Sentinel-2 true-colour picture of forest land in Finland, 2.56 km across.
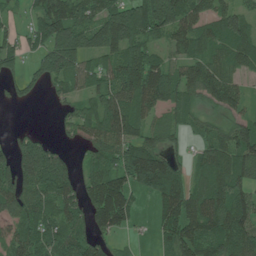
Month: June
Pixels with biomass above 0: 82%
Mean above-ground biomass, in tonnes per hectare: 93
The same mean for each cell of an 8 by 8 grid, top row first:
25 132 107 152 146 142 99 80
60 136 159 137 97 73 103 123
48 79 85 104 153 100 127 58
1 4 77 132 102 76 39 50
65 66 42 109 104 33 79 120
115 164 57 104 156 98 119 90
77 92 77 173 12 126 134 123
76 98 81 41 15 101 113 114
